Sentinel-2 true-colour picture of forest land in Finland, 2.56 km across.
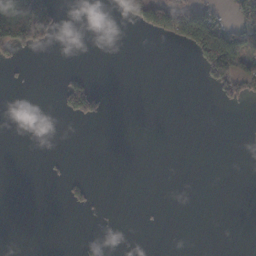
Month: November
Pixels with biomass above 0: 12%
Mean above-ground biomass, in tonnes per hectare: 20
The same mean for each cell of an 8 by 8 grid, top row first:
160 94 0 9 87 97 62 51
78 18 0 0 0 11 139 134
2 0 36 0 0 0 52 105
0 0 75 3 0 0 0 4
0 0 0 0 0 0 0 0
0 3 6 0 0 0 0 0
0 0 15 0 1 0 0 0
0 0 5 0 0 0 0 0
